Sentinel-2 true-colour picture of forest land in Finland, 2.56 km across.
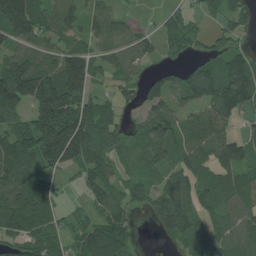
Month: July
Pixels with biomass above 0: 79%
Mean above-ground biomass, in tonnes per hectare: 98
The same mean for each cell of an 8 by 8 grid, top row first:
253 69 63 55 6 73 39 76
78 56 72 60 50 55 64 66
218 189 190 50 66 85 136 176
96 234 174 52 68 72 117 106
146 234 212 86 87 104 132 94
121 79 51 61 65 74 73 71
126 89 21 101 56 159 74 114
96 95 85 174 2 64 90 104
